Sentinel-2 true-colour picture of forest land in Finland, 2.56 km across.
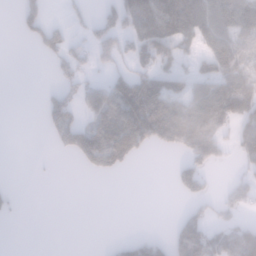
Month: January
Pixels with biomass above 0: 41%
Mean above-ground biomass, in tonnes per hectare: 59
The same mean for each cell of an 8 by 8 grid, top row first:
36 48 21 68 134 151 112 116
0 88 45 62 135 82 70 72
0 9 59 70 114 86 73 106
0 64 60 124 165 100 121 135
0 8 95 143 85 84 123 81
0 2 3 26 0 51 48 32
11 0 0 0 0 5 42 46
0 0 0 10 47 92 103 113
